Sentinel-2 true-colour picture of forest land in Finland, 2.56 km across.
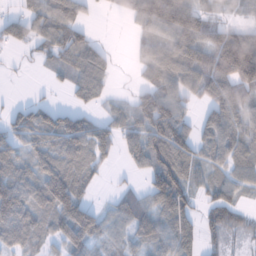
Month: January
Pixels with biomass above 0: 74%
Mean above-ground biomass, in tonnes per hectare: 72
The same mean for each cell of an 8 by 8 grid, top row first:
42 90 58 11 112 85 37 24
28 54 95 16 53 111 97 163
4 13 86 32 44 97 99 120
42 60 52 36 120 94 64 82
59 72 110 64 118 136 76 86
77 101 86 9 46 128 60 62
126 87 127 36 80 130 58 48
74 52 112 37 71 112 35 23
